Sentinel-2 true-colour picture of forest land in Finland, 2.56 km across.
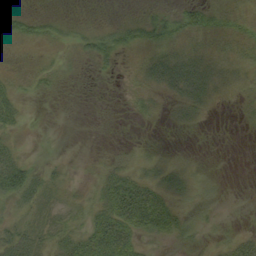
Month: September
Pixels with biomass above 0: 49%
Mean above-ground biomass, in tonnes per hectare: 15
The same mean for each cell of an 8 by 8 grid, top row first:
32 12 1 3 13 24 27 14
4 7 13 27 19 19 14 16
10 9 1 2 19 40 28 12
30 0 0 0 10 11 7 4
14 0 0 2 3 1 0 0
63 20 3 25 23 25 6 0
18 16 10 41 64 21 8 0
36 20 28 62 14 9 3 18
